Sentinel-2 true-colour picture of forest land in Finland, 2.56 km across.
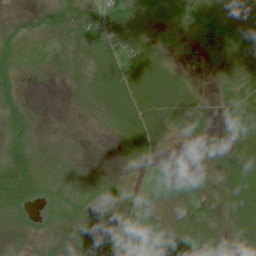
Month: June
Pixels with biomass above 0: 82%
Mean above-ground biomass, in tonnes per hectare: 33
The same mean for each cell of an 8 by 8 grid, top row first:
11 31 38 39 55 43 64 46
30 23 30 48 37 15 47 53
20 6 20 68 47 32 4 54
29 2 8 40 81 68 31 63
36 9 5 7 54 10 16 36
81 30 14 12 8 6 22 51
40 19 33 44 21 21 28 49
6 31 55 52 30 17 37 30
